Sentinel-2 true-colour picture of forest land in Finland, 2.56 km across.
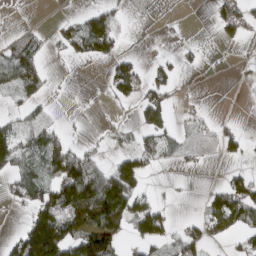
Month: March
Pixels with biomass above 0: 40%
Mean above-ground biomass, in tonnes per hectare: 44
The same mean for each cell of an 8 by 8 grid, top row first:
1 1 35 49 0 2 7 61
64 17 67 73 1 9 3 13
98 46 0 62 57 31 0 4
23 15 3 6 60 22 6 0
97 82 20 13 38 26 14 35
63 56 130 86 58 2 1 32
13 102 127 171 59 8 46 106
50 164 102 113 54 31 41 31
